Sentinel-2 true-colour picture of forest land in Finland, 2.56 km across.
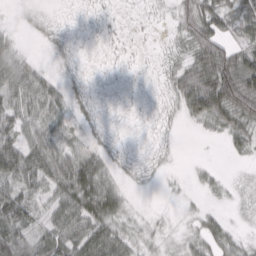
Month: March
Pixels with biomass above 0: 68%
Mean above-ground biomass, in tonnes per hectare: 30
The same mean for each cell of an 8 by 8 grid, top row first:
1 3 1 2 2 29 64 41
23 3 2 1 1 6 82 33
58 31 4 1 1 36 88 107
56 58 8 1 1 14 81 69
59 51 16 5 1 2 2 25
60 64 99 33 5 4 12 3
72 27 65 59 4 4 10 6
82 53 52 54 22 14 35 22
